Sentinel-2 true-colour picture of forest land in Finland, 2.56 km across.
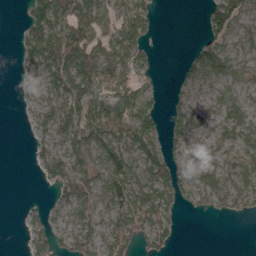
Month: April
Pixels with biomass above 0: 66%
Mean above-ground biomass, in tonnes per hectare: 55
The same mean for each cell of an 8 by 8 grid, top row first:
3 106 110 70 80 0 40 56
20 105 119 69 53 0 62 39
13 57 95 78 39 27 76 62
2 42 84 97 83 52 45 76
0 36 88 74 78 47 56 84
0 42 85 79 74 83 85 87
1 27 57 58 104 44 38 48
0 69 72 64 60 22 0 0
